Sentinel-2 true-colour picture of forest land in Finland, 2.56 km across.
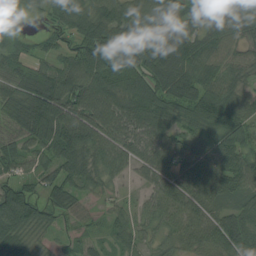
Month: August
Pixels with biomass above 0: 91%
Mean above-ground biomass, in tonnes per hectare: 75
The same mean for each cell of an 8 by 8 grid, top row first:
13 28 85 96 121 107 55 59
49 38 99 137 139 116 72 54
80 113 108 84 95 81 92 55
81 144 110 95 105 73 104 81
52 81 134 81 67 70 61 73
51 55 71 48 43 91 106 89
106 54 32 25 37 81 74 63
67 21 28 28 36 51 70 82
